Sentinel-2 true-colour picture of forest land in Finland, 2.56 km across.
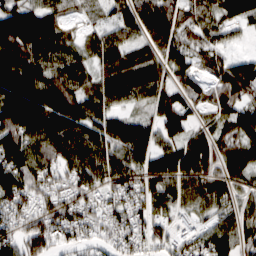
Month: March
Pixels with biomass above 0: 88%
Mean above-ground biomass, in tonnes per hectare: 87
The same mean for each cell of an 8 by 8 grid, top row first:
126 97 45 38 105 91 67 87
74 117 62 89 62 93 73 16
150 119 84 82 86 63 70 152
148 149 111 77 44 104 47 94
115 114 109 94 97 79 92 91
110 82 92 94 101 108 101 60
81 86 84 67 76 73 67 64
85 116 58 54 81 78 82 75
